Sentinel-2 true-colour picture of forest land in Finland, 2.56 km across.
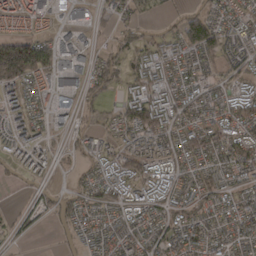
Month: March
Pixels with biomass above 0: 76%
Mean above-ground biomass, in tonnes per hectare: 53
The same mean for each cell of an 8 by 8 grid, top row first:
79 47 33 47 37 25 60 48
136 89 53 26 48 57 112 50
125 68 45 49 79 57 42 49
45 44 34 28 131 69 50 88
48 29 32 36 61 56 80 91
15 27 21 55 64 54 48 46
11 31 63 55 61 52 47 45
18 3 29 47 54 53 59 48
